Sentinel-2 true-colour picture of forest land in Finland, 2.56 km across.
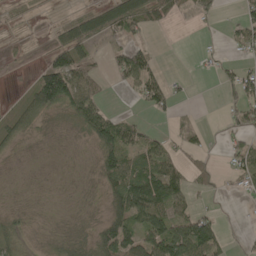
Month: May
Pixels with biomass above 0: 57%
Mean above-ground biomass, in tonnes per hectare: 44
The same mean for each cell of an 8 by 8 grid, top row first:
16 7 58 109 98 40 26 35
11 34 94 32 42 0 19 46
7 121 86 24 80 11 2 72
42 56 78 33 18 24 0 50
29 4 6 111 70 30 13 49
1 1 3 74 110 74 31 56
9 3 4 55 116 64 14 4
55 11 22 112 90 122 92 5
